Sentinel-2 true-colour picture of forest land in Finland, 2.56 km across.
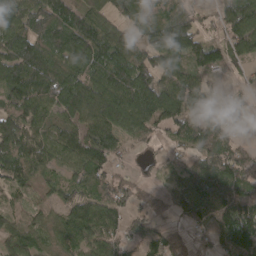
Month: April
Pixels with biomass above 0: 84%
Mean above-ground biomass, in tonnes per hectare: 94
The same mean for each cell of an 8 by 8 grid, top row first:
130 137 108 77 68 106 32 144
130 118 151 137 103 170 102 113
153 143 122 129 124 102 53 25
108 81 127 139 121 119 41 36
135 104 120 97 39 41 113 53
83 51 78 70 29 34 128 108
41 46 115 98 45 47 120 129
96 63 102 91 66 45 38 169
